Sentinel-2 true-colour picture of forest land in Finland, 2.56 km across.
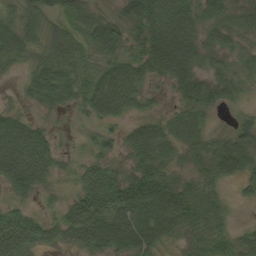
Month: September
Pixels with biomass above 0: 87%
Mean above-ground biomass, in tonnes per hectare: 51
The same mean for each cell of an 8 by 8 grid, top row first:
42 47 45 30 78 89 41 35
58 53 50 56 53 91 37 30
9 81 52 80 51 52 37 41
29 28 18 67 30 22 27 13
98 55 10 30 86 44 35 48
93 48 39 56 80 36 40 41
34 14 72 84 109 98 60 6
79 47 61 83 82 31 57 37
